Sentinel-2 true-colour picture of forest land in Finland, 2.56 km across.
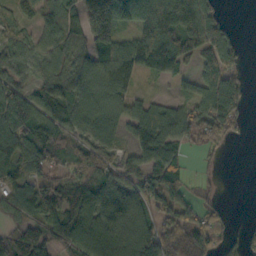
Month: October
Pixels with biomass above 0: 78%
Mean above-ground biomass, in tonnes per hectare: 81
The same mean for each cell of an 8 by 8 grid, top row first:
66 68 109 197 103 129 95 0
76 67 72 107 105 111 116 42
69 64 101 118 29 34 61 48
117 88 85 71 75 46 124 73
95 89 66 64 91 74 50 7
85 72 109 81 86 71 14 0
86 126 143 110 67 75 35 0
118 124 130 109 108 137 71 33
